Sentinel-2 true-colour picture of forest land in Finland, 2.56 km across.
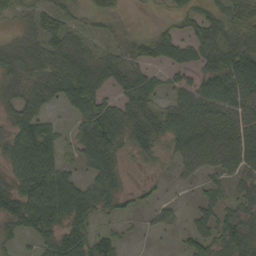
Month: September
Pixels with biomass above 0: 75%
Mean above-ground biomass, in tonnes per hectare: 44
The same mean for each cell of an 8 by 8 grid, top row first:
24 38 29 26 2 19 36 56
44 54 56 36 34 46 61 72
45 64 87 41 45 23 55 69
39 27 53 58 52 55 66 50
54 62 36 75 38 42 65 60
46 77 28 45 9 13 28 32
64 85 67 27 17 18 35 36
19 41 57 40 5 8 53 66
